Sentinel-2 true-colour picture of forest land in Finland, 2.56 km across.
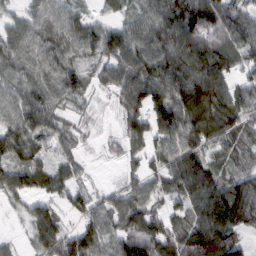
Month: February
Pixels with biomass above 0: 88%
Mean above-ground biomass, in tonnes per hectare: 73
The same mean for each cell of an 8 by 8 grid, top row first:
37 75 47 28 68 111 121 63
78 89 68 85 102 107 118 74
76 76 48 65 125 107 129 50
88 66 22 16 106 127 115 76
76 51 31 15 69 97 85 42
67 62 31 3 65 90 98 57
16 52 47 67 81 44 120 116
13 91 82 79 110 89 125 43
